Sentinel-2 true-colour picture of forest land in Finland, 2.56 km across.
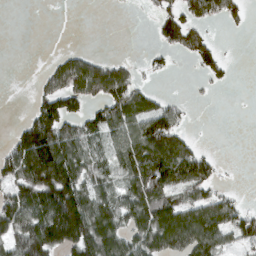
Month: March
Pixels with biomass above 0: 54%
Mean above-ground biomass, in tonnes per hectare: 69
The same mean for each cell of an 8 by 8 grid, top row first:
0 0 0 1 6 78 66 40
0 0 12 0 6 56 60 0
0 52 139 115 17 2 30 1
0 117 69 101 91 48 0 0
83 175 85 63 136 99 5 0
100 193 104 57 152 116 75 1
118 164 159 101 123 117 103 55
102 159 157 110 97 117 106 61
